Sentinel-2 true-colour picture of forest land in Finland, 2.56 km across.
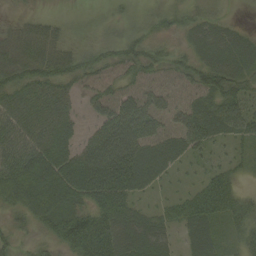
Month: September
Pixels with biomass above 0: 88%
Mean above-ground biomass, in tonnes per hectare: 44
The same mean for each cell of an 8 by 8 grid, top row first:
15 13 5 10 18 25 30 5
43 46 24 35 44 21 43 42
51 56 39 31 36 29 50 40
69 70 20 50 57 34 50 53
68 84 45 83 61 43 44 29
89 108 98 96 60 16 26 17
52 91 53 62 18 24 45 36
27 30 79 69 53 18 42 26
